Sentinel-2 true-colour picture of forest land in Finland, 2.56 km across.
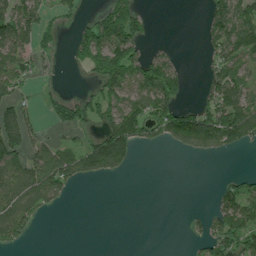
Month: July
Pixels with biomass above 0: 45%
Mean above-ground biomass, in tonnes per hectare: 58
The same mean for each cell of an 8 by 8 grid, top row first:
103 34 24 126 40 0 55 105
83 24 91 153 40 9 35 98
82 8 7 148 120 104 33 65
91 25 73 100 96 111 90 114
85 47 36 151 48 59 113 64
80 141 77 45 0 0 0 28
92 42 0 0 0 0 18 104
46 0 0 0 0 0 60 84
